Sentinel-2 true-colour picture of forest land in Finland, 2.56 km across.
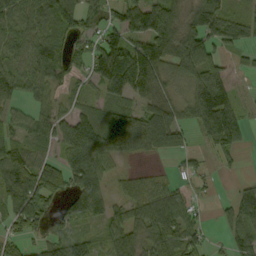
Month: September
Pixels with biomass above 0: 76%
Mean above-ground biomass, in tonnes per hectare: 67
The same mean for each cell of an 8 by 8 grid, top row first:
74 80 89 51 117 83 79 36
70 80 34 132 91 108 86 44
68 71 30 119 117 57 109 8
33 53 48 68 76 62 125 43
52 48 110 97 80 56 32 39
111 102 107 37 28 17 20 11
89 57 79 46 82 75 14 72
37 51 51 66 77 86 30 63
